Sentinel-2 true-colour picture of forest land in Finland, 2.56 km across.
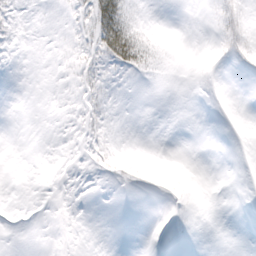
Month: March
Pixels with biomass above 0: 16%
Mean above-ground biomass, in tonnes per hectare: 3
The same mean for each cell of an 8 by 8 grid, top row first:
2 0 7 36 1 0 2 9
1 0 6 39 16 0 2 11
0 0 6 3 2 0 1 0
0 0 5 2 0 0 0 0
0 0 3 4 0 0 0 0
0 1 0 9 6 4 0 0
0 0 0 0 0 2 0 0
0 0 0 0 0 1 0 0
